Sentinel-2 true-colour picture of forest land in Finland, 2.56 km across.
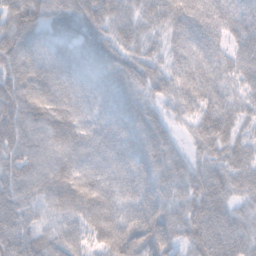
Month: November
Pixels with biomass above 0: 97%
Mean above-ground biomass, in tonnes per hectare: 64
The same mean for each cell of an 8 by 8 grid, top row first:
76 57 62 56 49 86 85 68
78 47 48 52 43 61 74 61
73 70 65 54 51 67 78 47
78 82 67 68 46 38 86 47
71 59 74 81 62 25 77 52
70 68 83 81 72 44 59 55
78 43 72 77 87 49 79 37
83 47 44 85 98 51 84 59
